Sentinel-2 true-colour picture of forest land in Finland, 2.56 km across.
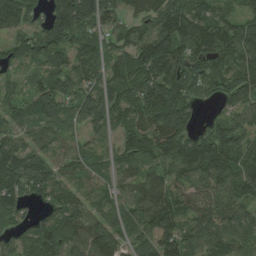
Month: August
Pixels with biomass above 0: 92%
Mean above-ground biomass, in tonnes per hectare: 100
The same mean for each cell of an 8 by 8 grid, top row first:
111 103 197 80 72 151 112 84
62 107 81 69 114 142 117 137
34 94 98 91 129 155 95 114
72 88 90 86 139 154 17 75
88 71 51 48 117 126 127 102
140 109 77 75 90 96 129 119
81 65 102 91 126 117 93 77
68 129 110 110 68 132 116 84
